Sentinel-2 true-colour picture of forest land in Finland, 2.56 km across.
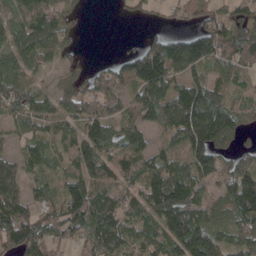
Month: April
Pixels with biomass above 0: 80%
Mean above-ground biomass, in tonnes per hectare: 78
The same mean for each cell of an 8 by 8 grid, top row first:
56 120 30 4 25 29 57 53
77 91 22 0 71 125 134 88
64 27 56 78 146 95 72 35
55 35 88 76 109 145 167 51
28 51 95 82 54 62 113 33
74 40 90 78 82 89 68 130
111 57 115 83 86 139 60 114
112 96 47 93 61 140 147 73
